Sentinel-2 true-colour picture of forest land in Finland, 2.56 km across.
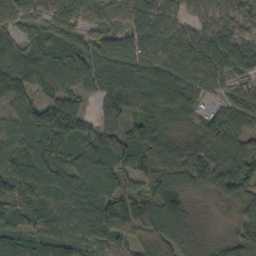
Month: October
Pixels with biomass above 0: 93%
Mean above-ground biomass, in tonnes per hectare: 85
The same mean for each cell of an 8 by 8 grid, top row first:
81 96 89 46 102 82 67 76
68 53 89 103 103 103 108 83
156 87 95 99 85 82 95 61
86 129 72 137 64 52 37 91
84 77 78 152 122 69 105 73
106 109 91 110 64 77 112 98
79 83 84 128 78 62 13 56
102 100 81 59 61 77 25 63
